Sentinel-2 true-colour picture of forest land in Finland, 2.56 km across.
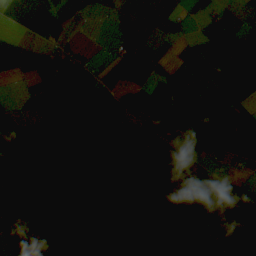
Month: August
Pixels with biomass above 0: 79%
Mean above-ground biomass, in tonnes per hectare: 77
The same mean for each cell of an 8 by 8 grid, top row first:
26 57 19 21 53 44 47 54
76 52 16 13 38 12 75 102
19 81 69 42 63 71 64 93
32 75 96 99 93 118 95 54
166 130 122 112 47 68 99 84
140 130 91 87 103 99 31 34
121 112 118 65 62 105 68 127
86 110 73 93 75 126 80 109
